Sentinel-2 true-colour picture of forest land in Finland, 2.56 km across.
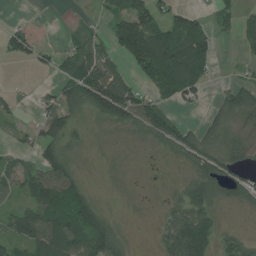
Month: July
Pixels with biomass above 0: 65%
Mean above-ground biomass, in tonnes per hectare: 51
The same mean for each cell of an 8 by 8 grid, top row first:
2 0 4 56 110 49 28 45
62 17 53 59 153 119 66 16
3 7 109 95 50 104 30 25
24 64 48 119 94 28 22 75
19 64 25 9 16 68 45 30
53 83 32 6 3 8 78 52
46 93 89 10 3 40 66 25
64 93 92 100 1 96 85 43
